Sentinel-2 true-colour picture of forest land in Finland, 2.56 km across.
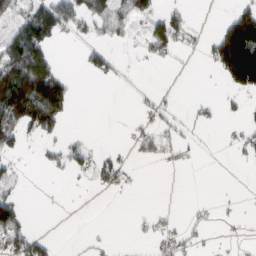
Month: March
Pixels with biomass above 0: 32%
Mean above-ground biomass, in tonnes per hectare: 34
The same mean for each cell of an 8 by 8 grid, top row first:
28 101 64 38 57 40 0 91
102 66 12 22 31 39 28 183
145 152 4 20 3 2 1 101
138 130 0 2 12 15 10 15
45 24 23 7 34 23 2 23
18 6 19 54 2 0 1 2
58 0 2 0 2 4 7 4
77 31 5 2 12 34 4 7
